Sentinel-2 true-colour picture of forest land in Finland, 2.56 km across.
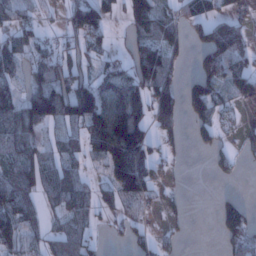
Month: January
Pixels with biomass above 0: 60%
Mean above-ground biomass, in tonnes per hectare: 66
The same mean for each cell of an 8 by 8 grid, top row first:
45 12 90 44 125 54 60 37
69 43 53 26 81 55 105 83
40 103 89 77 112 51 101 72
93 154 150 171 100 100 79 15
76 46 62 209 117 26 29 15
88 74 51 105 130 14 6 8
95 35 65 43 27 15 0 66
61 54 71 11 31 17 0 74
